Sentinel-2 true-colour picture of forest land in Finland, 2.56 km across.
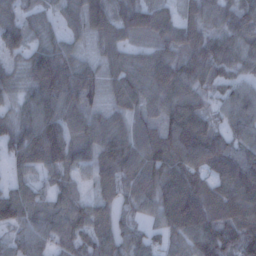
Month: December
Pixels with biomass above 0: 92%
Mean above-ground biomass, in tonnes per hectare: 83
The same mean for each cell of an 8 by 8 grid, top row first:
62 34 68 87 88 46 69 82
65 88 35 65 42 84 102 87
52 129 99 59 91 123 87 59
56 100 86 53 67 110 65 84
86 160 78 102 107 117 126 77
42 48 41 83 107 115 80 118
99 74 70 60 56 139 115 103
53 71 75 85 67 68 120 125
